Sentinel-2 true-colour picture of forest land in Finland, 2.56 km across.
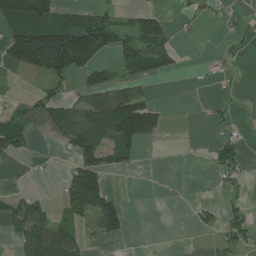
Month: July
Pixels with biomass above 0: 39%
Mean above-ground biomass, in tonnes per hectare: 48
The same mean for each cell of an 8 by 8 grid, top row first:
169 117 59 41 77 13 13 21
137 258 195 66 109 34 3 12
2 69 34 56 52 5 9 7
34 70 81 137 137 0 8 10
70 9 94 80 49 0 10 32
1 3 116 25 2 0 5 19
55 33 80 65 0 2 27 26
26 81 39 20 0 0 4 39
